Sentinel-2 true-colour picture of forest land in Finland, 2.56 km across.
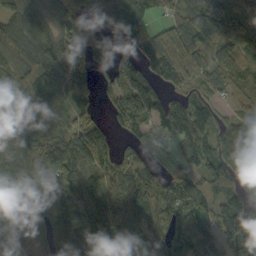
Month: September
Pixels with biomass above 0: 85%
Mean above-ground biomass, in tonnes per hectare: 101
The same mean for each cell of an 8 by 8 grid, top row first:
109 93 83 59 82 68 176 106
112 119 89 56 113 174 95 92
91 117 109 69 88 89 75 55
127 112 77 72 147 144 92 44
125 112 178 107 53 54 103 104
102 146 114 125 144 78 79 80
74 60 138 156 115 103 82 128
45 37 128 112 84 114 98 151
